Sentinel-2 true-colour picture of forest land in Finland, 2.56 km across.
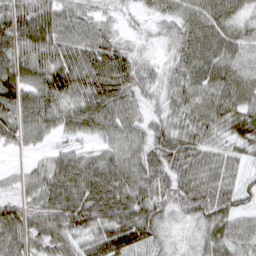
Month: March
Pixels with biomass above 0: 92%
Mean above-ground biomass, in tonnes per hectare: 65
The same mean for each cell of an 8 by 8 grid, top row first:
101 77 57 31 24 59 84 50
91 83 74 66 25 51 92 59
83 87 87 100 55 54 71 78
67 67 78 86 45 48 78 82
35 22 36 66 68 72 61 58
25 58 88 91 75 76 74 36
59 23 66 91 85 64 85 44
75 68 66 111 77 27 47 58
